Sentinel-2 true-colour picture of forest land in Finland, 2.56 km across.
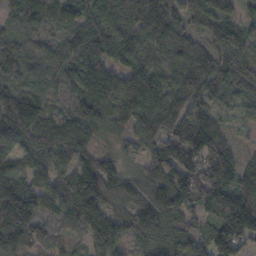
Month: October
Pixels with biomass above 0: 95%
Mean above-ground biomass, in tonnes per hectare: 111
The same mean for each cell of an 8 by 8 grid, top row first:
71 96 87 128 154 109 138 69
101 91 104 123 107 109 89 85
96 84 121 103 125 86 111 88
190 85 97 99 134 108 74 32
130 124 109 39 81 157 124 24
93 106 170 121 105 148 176 124
168 81 165 103 134 133 123 180
168 72 45 119 90 117 131 143
